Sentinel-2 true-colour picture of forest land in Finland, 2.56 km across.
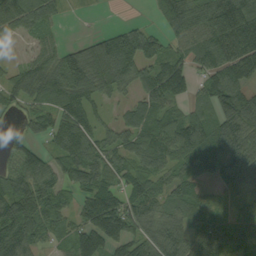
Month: September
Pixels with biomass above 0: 81%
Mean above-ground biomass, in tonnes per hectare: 84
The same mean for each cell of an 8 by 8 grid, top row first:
90 59 3 0 6 88 83 84
10 50 65 142 117 49 97 120
77 111 138 124 53 125 69 89
39 81 98 21 53 52 68 143
47 54 125 71 113 132 134 117
80 86 91 77 82 63 68 89
127 102 63 143 99 75 58 39
141 50 102 142 75 99 132 80
